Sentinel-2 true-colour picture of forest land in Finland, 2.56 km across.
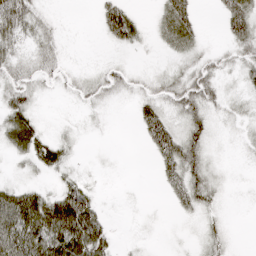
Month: April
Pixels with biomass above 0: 63%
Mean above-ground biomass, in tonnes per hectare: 26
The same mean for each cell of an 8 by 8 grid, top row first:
59 13 0 49 7 61 1 59
29 25 1 12 8 28 11 28
31 17 16 24 13 24 37 18
45 2 6 4 39 27 31 13
37 38 6 1 15 57 28 9
8 13 17 1 0 39 24 1
85 73 94 2 2 15 19 1
80 85 97 23 4 3 21 1
